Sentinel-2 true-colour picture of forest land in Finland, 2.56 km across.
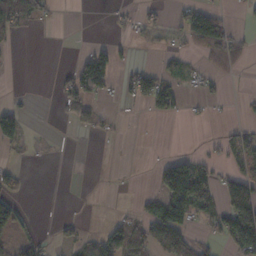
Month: November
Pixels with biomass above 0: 30%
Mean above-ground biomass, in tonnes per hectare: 32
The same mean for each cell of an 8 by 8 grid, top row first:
77 21 0 10 22 18 86 7
4 0 3 31 7 17 58 29
0 0 90 46 67 41 24 3
49 0 50 6 11 32 8 6
36 2 0 2 1 0 10 49
27 0 0 1 0 154 58 65
47 0 1 2 29 129 54 135
33 14 32 67 63 77 21 102
